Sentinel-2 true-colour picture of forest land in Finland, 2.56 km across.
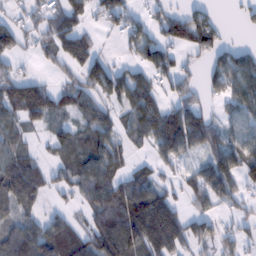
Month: February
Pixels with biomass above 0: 68%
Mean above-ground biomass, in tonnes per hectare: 70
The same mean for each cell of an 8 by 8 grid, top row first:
30 66 65 73 35 53 49 13
54 59 93 5 99 62 64 34
78 25 58 112 74 75 49 103
80 80 61 46 117 78 46 79
56 33 73 64 41 115 94 76
132 45 78 81 49 30 108 89
81 21 34 115 144 59 53 32
111 111 70 128 131 109 58 51
